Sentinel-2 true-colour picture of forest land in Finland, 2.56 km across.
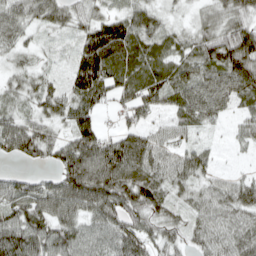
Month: April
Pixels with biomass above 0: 88%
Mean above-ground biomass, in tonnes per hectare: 62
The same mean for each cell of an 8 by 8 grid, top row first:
62 58 44 50 58 16 40 62
45 13 59 112 59 48 69 114
37 33 87 81 67 67 73 84
44 50 87 27 56 57 64 32
81 69 107 75 80 46 19 20
36 30 115 107 81 62 38 25
73 88 75 85 79 40 60 71
69 90 83 74 66 39 58 69
